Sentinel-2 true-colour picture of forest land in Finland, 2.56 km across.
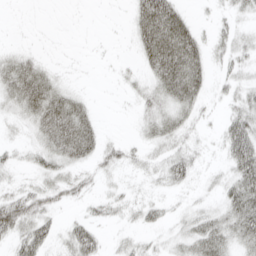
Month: April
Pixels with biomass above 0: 58%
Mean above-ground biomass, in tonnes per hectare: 24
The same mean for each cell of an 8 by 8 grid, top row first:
0 0 1 1 55 47 5 17
12 2 1 1 36 73 25 25
50 35 3 3 18 63 25 25
21 59 41 1 19 37 9 36
12 35 56 14 17 25 8 55
9 24 23 10 12 29 9 45
48 28 8 17 19 9 19 58
27 26 45 7 14 20 53 40
